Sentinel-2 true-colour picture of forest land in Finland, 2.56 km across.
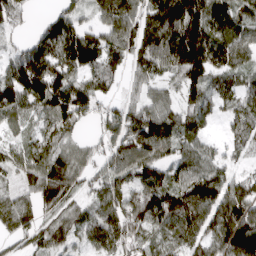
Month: April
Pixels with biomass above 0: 87%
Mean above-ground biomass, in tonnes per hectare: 108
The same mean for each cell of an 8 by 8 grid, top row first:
86 54 62 109 108 164 143 86
63 155 179 119 120 172 105 88
168 217 112 74 71 65 90 68
104 126 144 86 138 97 70 70
54 95 47 105 169 106 51 45
56 148 85 116 130 85 133 75
123 78 70 120 180 161 142 172
64 99 73 110 99 84 106 204
